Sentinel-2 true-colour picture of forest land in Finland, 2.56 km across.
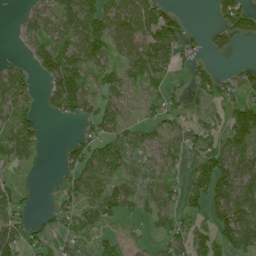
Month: July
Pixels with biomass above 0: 66%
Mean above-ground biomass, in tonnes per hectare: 53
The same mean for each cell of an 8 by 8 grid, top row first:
7 54 94 73 97 30 5 80
6 89 77 53 90 68 36 10
68 66 82 45 65 28 61 53
76 34 67 51 28 32 43 74
88 14 47 56 26 28 59 64
26 5 70 63 32 28 105 84
51 14 64 52 33 47 75 124
82 33 27 19 12 67 64 110
